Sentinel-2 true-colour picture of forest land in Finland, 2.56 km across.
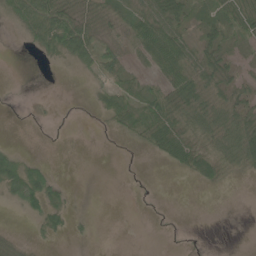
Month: June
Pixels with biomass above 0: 48%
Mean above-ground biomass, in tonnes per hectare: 20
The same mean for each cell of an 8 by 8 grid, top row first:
40 77 32 20 34 41 19 57
0 29 55 27 40 53 30 11
0 0 4 30 20 46 33 22
0 2 1 43 47 50 39 34
4 0 0 1 22 50 23 52
67 27 0 0 1 4 26 8
19 40 1 0 1 1 0 0
7 9 3 0 0 1 1 0
